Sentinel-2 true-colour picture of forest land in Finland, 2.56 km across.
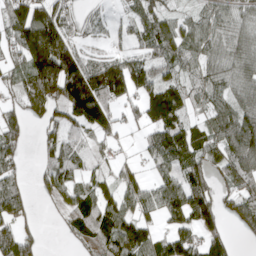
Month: April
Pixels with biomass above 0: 75%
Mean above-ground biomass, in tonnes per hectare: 92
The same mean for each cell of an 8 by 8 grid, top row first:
123 135 39 19 73 52 71 64
90 279 64 26 68 91 84 92
57 204 201 185 110 75 94 82
61 71 157 89 85 110 70 105
77 61 49 36 46 130 102 143
60 64 64 47 49 100 87 99
116 14 132 120 92 130 125 85
149 4 91 160 113 121 98 16
